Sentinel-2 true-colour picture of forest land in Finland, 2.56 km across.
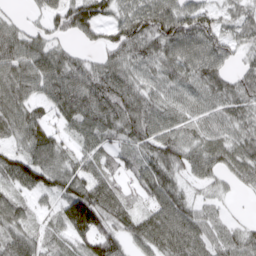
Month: March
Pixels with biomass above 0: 88%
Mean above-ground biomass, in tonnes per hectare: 71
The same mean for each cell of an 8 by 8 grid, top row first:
16 46 95 49 90 99 66 48
85 66 33 72 77 87 98 46
93 93 94 104 58 69 84 58
86 47 98 105 94 61 60 58
48 102 45 52 77 73 70 60
84 88 77 66 77 53 53 49
70 31 154 86 49 91 32 2
83 64 71 82 78 96 65 45
